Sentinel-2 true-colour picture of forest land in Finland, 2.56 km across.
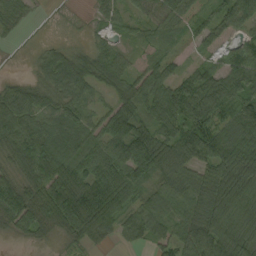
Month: September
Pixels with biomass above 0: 88%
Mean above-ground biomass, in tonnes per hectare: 69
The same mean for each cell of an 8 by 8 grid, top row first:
45 4 5 38 49 60 43 99
5 23 22 39 19 16 39 49
20 52 80 76 65 67 79 83
101 64 61 73 70 99 110 82
88 107 95 74 123 106 106 115
50 104 96 109 58 79 85 103
93 104 159 90 64 77 83 79
18 24 43 25 42 75 99 79
